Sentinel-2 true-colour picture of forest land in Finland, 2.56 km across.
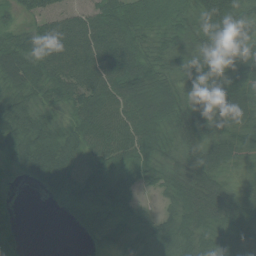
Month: July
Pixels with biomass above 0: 90%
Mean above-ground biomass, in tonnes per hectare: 58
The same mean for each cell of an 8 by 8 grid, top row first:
33 51 44 70 65 53 94 74
71 81 87 91 48 39 59 92
79 74 86 84 71 55 57 70
79 46 70 80 75 60 52 67
59 90 64 90 66 44 70 50
22 98 48 48 38 55 78 27
11 4 35 47 24 52 86 58
40 0 9 38 40 59 59 62
